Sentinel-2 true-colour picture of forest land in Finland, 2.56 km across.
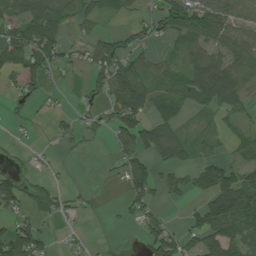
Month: July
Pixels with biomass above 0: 56%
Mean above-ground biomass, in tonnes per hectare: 52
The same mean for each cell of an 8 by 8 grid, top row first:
58 87 44 24 31 125 137 80
117 105 26 92 40 33 69 76
42 38 8 101 84 42 106 54
27 11 23 58 70 44 26 34
10 7 16 33 91 93 20 31
38 19 0 9 73 26 70 60
46 55 19 3 50 4 79 125
108 34 21 3 46 67 84 87
